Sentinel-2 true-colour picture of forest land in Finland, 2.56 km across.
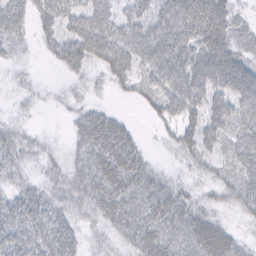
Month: February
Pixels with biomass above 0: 80%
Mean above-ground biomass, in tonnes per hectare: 39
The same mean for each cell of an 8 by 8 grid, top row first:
51 51 59 50 46 71 80 16
23 25 65 68 60 63 64 33
9 2 15 29 37 57 62 68
9 3 23 18 13 45 60 54
33 12 34 71 12 28 42 43
24 19 37 66 44 14 21 38
44 39 26 49 49 55 25 28
48 52 24 19 53 43 75 22
